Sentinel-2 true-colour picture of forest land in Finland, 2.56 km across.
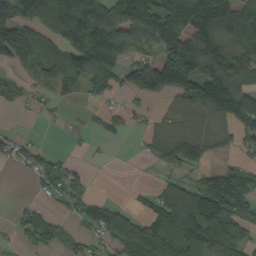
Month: September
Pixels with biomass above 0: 63%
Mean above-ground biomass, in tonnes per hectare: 86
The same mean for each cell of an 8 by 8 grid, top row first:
160 138 193 104 179 162 193 150
175 100 149 145 44 138 148 118
37 63 91 69 134 184 146 86
14 19 8 34 25 43 91 164
43 6 8 10 21 106 63 38
5 73 44 0 1 36 74 86
20 29 62 51 43 148 189 110
26 55 32 55 123 126 188 100
